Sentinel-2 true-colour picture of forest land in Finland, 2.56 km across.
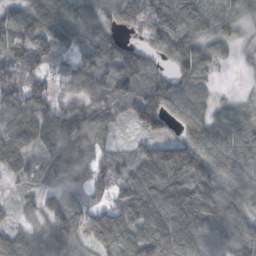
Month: October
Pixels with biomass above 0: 90%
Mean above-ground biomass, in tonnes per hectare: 92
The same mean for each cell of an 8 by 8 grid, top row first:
75 117 96 65 106 106 101 81
89 82 69 85 65 99 83 35
67 62 105 97 85 95 57 5
127 116 135 88 121 77 63 75
110 110 182 38 43 88 119 103
50 79 121 77 112 116 82 97
30 73 70 91 134 140 120 89
76 106 79 113 127 136 113 116
